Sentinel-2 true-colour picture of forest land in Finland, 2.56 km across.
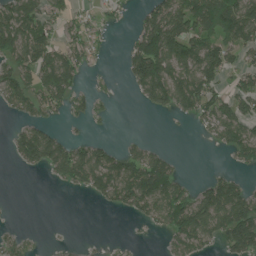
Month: July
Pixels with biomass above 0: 52%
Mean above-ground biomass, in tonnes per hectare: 60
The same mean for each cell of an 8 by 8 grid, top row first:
116 65 27 19 43 119 129 130
100 80 57 11 115 137 102 87
86 96 38 4 126 95 82 52
41 48 24 9 15 50 72 85
57 116 45 21 29 0 12 95
2 25 90 92 125 58 20 27
1 0 0 32 72 112 131 127
33 3 3 3 3 58 57 131
